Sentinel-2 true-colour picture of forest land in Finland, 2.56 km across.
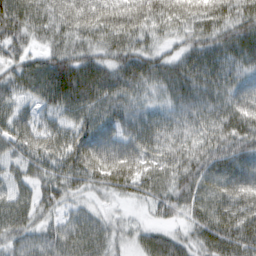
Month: February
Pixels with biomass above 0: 96%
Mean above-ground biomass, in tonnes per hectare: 70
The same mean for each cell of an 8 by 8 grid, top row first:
100 74 91 86 88 78 76 69
57 50 59 60 55 38 76 86
67 112 112 83 72 86 83 75
55 42 73 70 49 57 70 92
59 77 96 78 75 66 75 88
41 55 74 92 78 78 81 94
67 42 33 18 23 59 84 94
52 61 75 47 50 49 67 93
